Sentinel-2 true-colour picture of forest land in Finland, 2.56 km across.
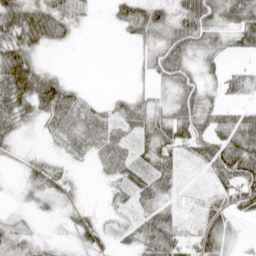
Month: April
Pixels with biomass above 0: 74%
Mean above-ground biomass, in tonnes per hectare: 38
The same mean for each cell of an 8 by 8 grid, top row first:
67 77 32 21 66 50 72 63
64 27 2 0 28 68 36 29
91 63 6 0 15 58 22 35
60 59 39 30 55 53 45 31
22 11 23 47 36 58 62 71
6 44 5 33 49 36 24 81
10 18 26 20 38 23 37 53
55 18 28 17 45 39 48 10
